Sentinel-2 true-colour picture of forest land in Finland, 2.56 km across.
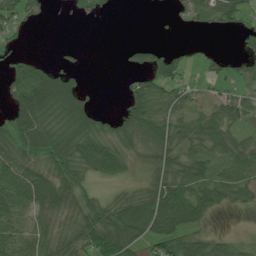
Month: July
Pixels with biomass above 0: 64%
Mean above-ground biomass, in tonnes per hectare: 44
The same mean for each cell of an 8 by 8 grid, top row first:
54 11 12 5 0 7 54 46
6 0 4 0 28 11 2 14
55 91 21 0 51 62 31 33
51 58 61 10 96 65 38 54
58 62 61 52 38 53 55 37
72 63 51 39 20 50 51 51
63 59 61 55 93 105 55 21
57 52 66 90 60 70 47 23
